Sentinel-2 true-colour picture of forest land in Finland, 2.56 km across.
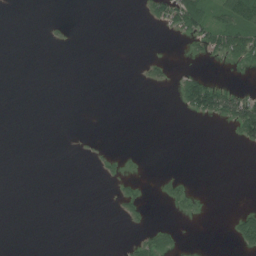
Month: July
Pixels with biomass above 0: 13%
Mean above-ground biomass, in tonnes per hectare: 10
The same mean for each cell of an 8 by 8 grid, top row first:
0 0 0 0 7 64 68 77
0 1 0 0 0 0 38 66
0 0 0 0 8 16 31 2
0 0 0 0 0 5 51 74
0 0 1 1 0 0 0 16
0 0 0 6 4 6 0 0
0 0 0 2 13 10 2 12
0 0 0 0 30 16 0 32
